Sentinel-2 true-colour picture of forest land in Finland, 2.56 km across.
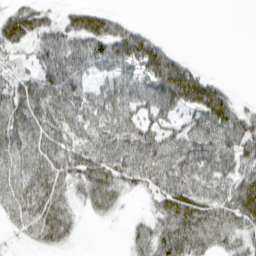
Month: March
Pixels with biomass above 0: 72%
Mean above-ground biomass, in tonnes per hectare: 47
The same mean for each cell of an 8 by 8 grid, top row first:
35 19 36 27 0 0 0 0
26 62 53 71 74 9 0 0
38 62 52 48 70 103 41 0
54 67 67 76 56 49 88 42
58 64 64 79 82 63 80 75
57 65 55 59 60 68 61 57
51 67 20 28 8 64 54 63
11 41 8 0 45 64 50 42
